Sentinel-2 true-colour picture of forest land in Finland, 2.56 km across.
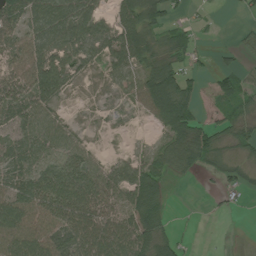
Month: July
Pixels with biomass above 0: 72%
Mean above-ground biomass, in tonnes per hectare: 49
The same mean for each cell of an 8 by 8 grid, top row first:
72 89 80 46 79 31 9 6
55 82 75 77 66 42 7 22
73 87 28 41 57 82 16 38
69 54 9 21 34 103 15 38
63 60 33 2 3 67 63 39
67 63 75 52 71 25 18 32
77 67 82 61 85 2 3 9
79 68 87 101 78 28 0 0
